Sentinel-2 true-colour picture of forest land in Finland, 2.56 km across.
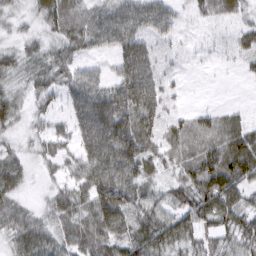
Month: March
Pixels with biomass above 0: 87%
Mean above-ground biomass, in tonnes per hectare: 47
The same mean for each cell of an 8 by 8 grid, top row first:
25 52 45 54 53 27 25 23
28 35 42 38 48 14 8 34
33 49 50 40 74 14 3 8
35 32 51 94 75 24 27 17
19 34 42 95 65 56 65 72
47 13 45 83 49 40 104 81
38 30 50 94 58 48 94 72
45 49 56 62 74 50 48 51
